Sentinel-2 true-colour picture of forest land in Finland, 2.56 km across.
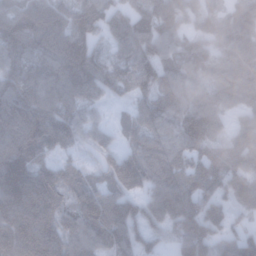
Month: January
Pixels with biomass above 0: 91%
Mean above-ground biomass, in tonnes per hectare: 104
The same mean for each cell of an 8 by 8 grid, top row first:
88 101 113 97 101 100 80 104
102 103 133 63 125 91 77 124
102 112 127 113 133 118 99 138
124 122 91 25 98 120 137 80
120 102 68 54 109 92 109 105
137 102 73 97 113 107 119 116
117 110 97 119 89 131 103 75
120 124 107 108 88 98 132 93
